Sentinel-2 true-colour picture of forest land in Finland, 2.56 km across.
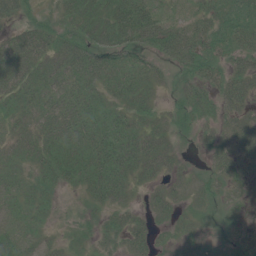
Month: June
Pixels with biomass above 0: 83%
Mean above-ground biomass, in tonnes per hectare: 31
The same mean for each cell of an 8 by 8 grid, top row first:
25 10 44 52 58 19 30 38
44 42 43 41 30 52 37 36
46 34 34 39 33 15 28 39
28 30 35 28 34 19 26 35
27 37 42 50 51 20 20 40
22 31 39 61 39 24 26 22
20 18 14 34 21 31 17 10
31 19 17 30 32 18 13 4
